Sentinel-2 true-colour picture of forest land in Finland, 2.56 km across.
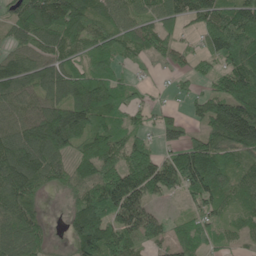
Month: June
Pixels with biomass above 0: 82%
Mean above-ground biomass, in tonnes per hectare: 98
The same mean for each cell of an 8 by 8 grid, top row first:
84 176 144 81 77 89 116 116
63 108 73 84 75 56 74 149
124 104 117 90 15 17 44 149
85 127 158 104 48 30 108 189
130 174 86 118 61 74 111 141
146 99 90 132 169 140 165 65
115 11 109 161 127 11 68 46
114 39 129 124 67 65 51 35
